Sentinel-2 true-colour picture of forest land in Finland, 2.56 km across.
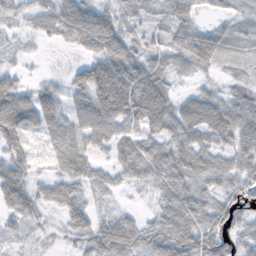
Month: November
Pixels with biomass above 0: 82%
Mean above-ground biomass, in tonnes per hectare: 48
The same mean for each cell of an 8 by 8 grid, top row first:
26 34 92 38 24 46 11 17
14 4 37 71 26 33 61 19
32 15 45 120 86 12 12 21
89 56 65 99 106 68 92 66
48 39 61 65 60 70 66 57
71 26 54 32 44 68 60 47
59 27 41 14 9 75 52 48
16 9 35 70 44 74 54 40
